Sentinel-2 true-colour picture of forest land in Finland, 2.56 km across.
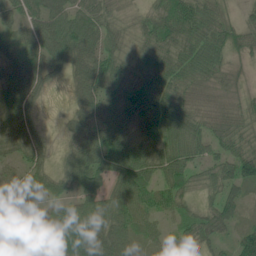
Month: June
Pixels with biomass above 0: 91%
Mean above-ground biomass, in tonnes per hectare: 58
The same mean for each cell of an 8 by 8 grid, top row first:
48 82 63 35 27 88 70 26
42 82 92 45 47 79 89 43
81 42 63 61 73 73 51 27
84 5 53 63 85 69 48 41
68 28 66 71 58 61 60 52
26 48 68 59 67 57 36 72
58 53 68 65 53 40 29 35
22 92 124 116 46 40 45 54
